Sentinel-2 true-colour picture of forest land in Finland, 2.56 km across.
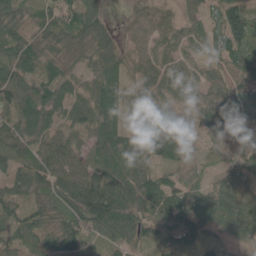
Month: May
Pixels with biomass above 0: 93%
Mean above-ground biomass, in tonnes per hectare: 66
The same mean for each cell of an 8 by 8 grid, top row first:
64 59 75 16 41 34 41 95
83 65 51 61 38 48 53 97
87 67 52 73 48 61 51 62
90 100 74 63 62 43 49 55
85 71 49 71 107 74 32 33
68 86 88 97 85 53 31 64
65 67 128 123 65 101 75 107
55 47 69 57 53 68 59 59
